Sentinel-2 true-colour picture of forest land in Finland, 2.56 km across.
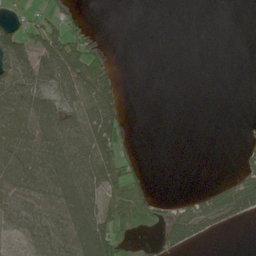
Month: May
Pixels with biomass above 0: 45%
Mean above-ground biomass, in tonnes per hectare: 39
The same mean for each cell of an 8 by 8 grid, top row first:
19 39 12 0 0 0 0 0
87 77 51 5 0 0 0 0
86 75 87 47 0 0 0 0
91 87 76 72 0 0 0 0
88 93 87 74 0 0 0 7
83 90 97 68 14 0 0 37
62 67 97 53 58 21 55 60
23 69 94 90 8 52 15 0
